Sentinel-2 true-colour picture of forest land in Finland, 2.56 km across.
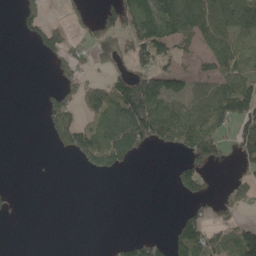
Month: May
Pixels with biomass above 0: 41%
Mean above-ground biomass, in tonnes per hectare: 59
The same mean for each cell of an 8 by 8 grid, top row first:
36 48 21 68 134 151 112 116
0 88 45 62 135 82 70 72
0 9 59 70 114 86 73 106
0 64 60 124 165 100 121 135
0 8 95 143 85 84 123 81
0 2 3 26 0 51 48 32
11 0 0 0 0 5 42 46
0 0 0 10 47 92 103 113
